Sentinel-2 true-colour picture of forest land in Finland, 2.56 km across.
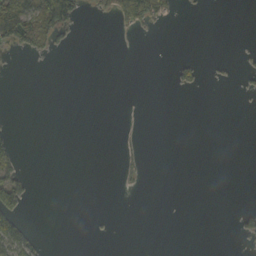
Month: October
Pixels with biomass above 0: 10%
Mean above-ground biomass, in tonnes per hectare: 10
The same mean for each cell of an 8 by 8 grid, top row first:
132 127 32 27 66 4 1 0
32 26 0 0 0 0 0 1
0 0 0 0 0 14 4 5
0 0 0 0 0 0 0 1
15 0 0 0 4 0 0 0
32 0 0 0 8 0 0 0
43 0 0 0 0 0 0 6
67 3 0 1 0 0 0 9
